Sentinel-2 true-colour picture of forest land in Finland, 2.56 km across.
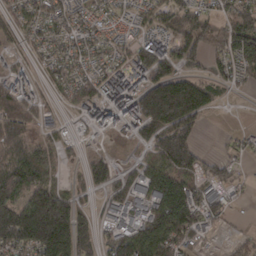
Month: March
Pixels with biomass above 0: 75%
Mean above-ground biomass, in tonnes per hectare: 97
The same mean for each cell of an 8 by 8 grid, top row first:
72 86 60 42 58 101 78 88
44 65 68 54 128 121 110 159
80 43 85 101 118 172 86 61
122 43 49 101 199 275 70 1
113 66 20 11 68 198 6 35
153 82 35 87 88 141 68 27
144 281 88 66 72 172 109 13
170 281 190 98 150 148 30 35
